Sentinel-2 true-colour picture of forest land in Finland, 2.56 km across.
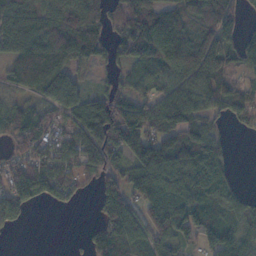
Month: November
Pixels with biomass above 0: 77%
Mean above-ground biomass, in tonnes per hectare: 83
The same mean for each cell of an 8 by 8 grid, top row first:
105 105 109 73 123 114 120 66
92 115 105 60 120 168 148 72
48 105 39 37 76 109 131 50
64 48 101 114 112 134 68 79
58 64 75 112 155 131 95 0
90 104 40 71 115 113 106 8
70 15 9 102 85 92 76 100
2 0 9 107 72 85 68 95
